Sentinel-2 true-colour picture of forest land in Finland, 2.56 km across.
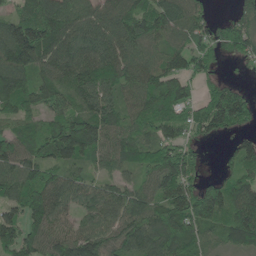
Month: June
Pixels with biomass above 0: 88%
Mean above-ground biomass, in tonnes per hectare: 107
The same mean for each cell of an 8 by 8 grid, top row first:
89 155 116 114 132 124 47 71
204 165 138 118 105 74 68 85
131 95 152 109 122 93 50 14
96 80 112 108 98 75 133 151
114 129 193 102 81 99 25 52
135 108 65 61 67 190 32 93
89 144 74 105 111 128 192 152
98 122 147 92 132 134 63 111
